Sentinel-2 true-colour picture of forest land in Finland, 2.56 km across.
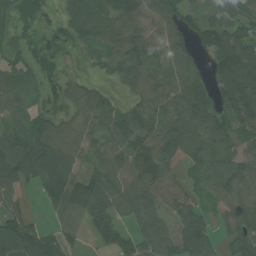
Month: July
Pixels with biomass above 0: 79%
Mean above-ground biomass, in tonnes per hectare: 71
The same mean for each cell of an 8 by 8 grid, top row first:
23 17 108 93 75 103 52 90
20 4 28 67 77 77 78 103
63 6 35 28 81 82 68 144
50 36 60 61 78 90 87 120
85 115 68 74 100 113 78 63
102 104 68 86 138 22 66 92
53 31 76 82 92 48 35 77
154 74 27 52 74 71 52 58
